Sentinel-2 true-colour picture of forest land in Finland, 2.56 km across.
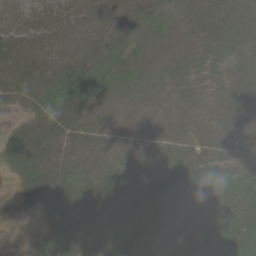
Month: June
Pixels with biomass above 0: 88%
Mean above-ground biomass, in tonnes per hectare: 40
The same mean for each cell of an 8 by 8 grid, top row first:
60 63 58 68 63 46 67 71
74 59 60 73 30 17 35 46
75 71 75 40 29 29 29 44
18 59 49 19 19 22 22 37
59 53 26 19 19 21 22 24
26 42 36 36 36 31 33 34
4 26 32 39 38 34 31 51
2 25 33 35 42 41 39 50
